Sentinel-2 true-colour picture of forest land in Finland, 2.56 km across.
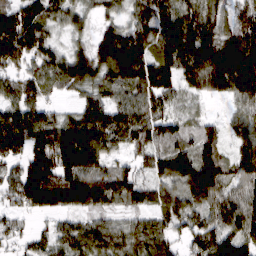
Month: March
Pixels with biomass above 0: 89%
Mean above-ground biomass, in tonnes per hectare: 102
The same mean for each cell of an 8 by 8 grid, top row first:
101 82 64 49 82 108 89 76
154 91 61 176 122 146 153 156
66 81 132 114 136 106 150 178
58 57 94 117 91 60 19 64
127 154 172 81 87 84 91 72
86 150 176 112 56 139 176 99
66 118 99 59 67 86 108 133
47 65 101 95 101 59 121 133
